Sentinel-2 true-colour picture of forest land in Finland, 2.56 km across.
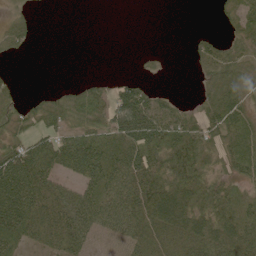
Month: June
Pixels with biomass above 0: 67%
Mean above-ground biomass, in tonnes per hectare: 46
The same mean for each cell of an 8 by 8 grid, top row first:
19 0 0 0 0 0 1 52
27 0 0 0 2 0 31 35
10 0 12 17 18 0 24 49
37 47 68 90 103 37 55 62
38 58 74 71 101 73 71 51
91 60 55 61 84 91 56 41
82 56 74 68 86 100 85 43
46 49 58 42 63 69 80 86
